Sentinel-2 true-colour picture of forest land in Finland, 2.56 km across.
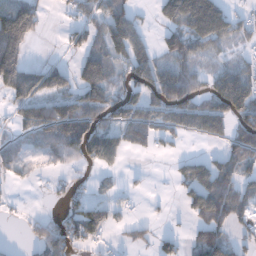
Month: December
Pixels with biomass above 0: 57%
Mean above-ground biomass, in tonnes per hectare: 56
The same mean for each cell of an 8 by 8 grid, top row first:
146 14 36 84 14 107 223 37
123 1 54 82 56 85 57 22
126 93 73 59 61 103 38 80
42 81 90 60 65 63 78 85
27 54 94 75 39 13 17 93
24 11 11 14 4 24 87 69
5 5 52 34 6 5 122 66
2 73 49 10 20 24 83 32
